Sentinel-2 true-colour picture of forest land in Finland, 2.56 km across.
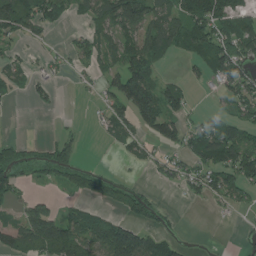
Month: July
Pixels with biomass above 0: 52%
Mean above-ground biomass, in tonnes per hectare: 60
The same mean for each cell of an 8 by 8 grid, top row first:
145 76 25 106 112 79 137 80
22 13 44 68 111 57 98 109
41 30 9 54 106 23 39 92
1 9 0 53 128 66 20 60
53 39 28 19 39 56 115 114
81 47 75 38 8 44 78 109
39 48 23 38 72 4 10 37
82 103 104 177 105 28 0 13
